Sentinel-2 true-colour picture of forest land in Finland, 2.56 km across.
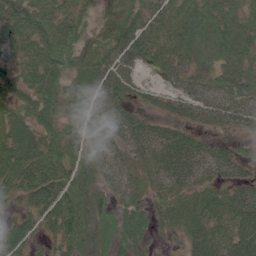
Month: June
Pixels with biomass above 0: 89%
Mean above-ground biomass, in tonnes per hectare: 53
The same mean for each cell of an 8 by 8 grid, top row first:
89 66 49 42 47 57 63 55
55 76 62 53 57 55 52 69
50 73 60 66 19 42 43 63
59 63 52 60 30 38 45 59
77 64 42 53 52 62 28 21
78 76 54 41 46 59 35 34
27 63 72 55 43 51 60 70
52 27 63 56 34 21 69 69
